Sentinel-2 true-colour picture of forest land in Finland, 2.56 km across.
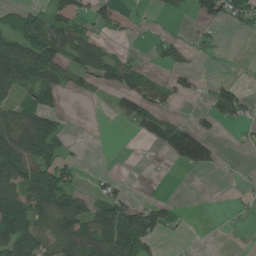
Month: June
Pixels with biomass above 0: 46%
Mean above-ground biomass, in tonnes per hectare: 53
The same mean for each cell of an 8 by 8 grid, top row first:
44 46 44 43 7 12 54 71
95 111 103 23 6 36 16 0
129 96 41 67 57 30 11 7
77 71 0 26 89 15 32 48
136 101 5 0 22 148 75 6
114 92 22 17 1 1 5 9
130 118 106 105 58 17 0 12
120 93 115 135 100 6 0 1
